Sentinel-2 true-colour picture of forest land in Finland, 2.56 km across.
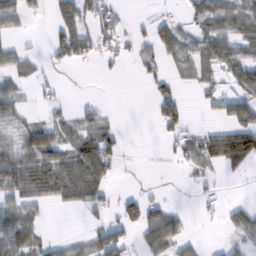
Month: February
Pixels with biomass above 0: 50%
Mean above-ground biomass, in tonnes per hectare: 38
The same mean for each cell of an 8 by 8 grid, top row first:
57 22 80 41 8 25 62 69
30 34 77 38 25 67 62 58
43 16 1 6 22 27 34 64
37 20 24 5 0 52 13 72
38 82 62 50 1 31 50 81
84 67 77 30 3 3 19 8
54 12 14 20 73 17 11 35
59 25 21 76 36 48 4 25
